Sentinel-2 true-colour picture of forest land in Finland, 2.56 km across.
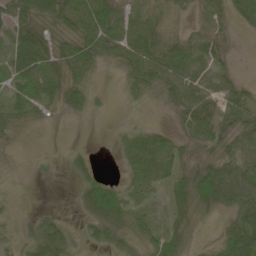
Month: May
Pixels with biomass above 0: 74%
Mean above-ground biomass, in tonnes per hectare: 32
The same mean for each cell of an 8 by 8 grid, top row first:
59 55 61 59 48 18 35 31
71 52 50 35 55 42 41 4
53 52 39 3 44 53 38 17
31 14 28 5 6 25 44 43
9 0 2 4 46 33 32 31
3 2 21 7 36 34 61 63
5 5 15 60 26 30 30 64
14 53 13 31 28 33 4 67
